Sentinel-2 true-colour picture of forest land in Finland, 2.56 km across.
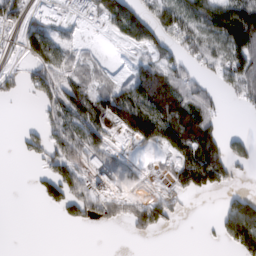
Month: February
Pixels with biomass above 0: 56%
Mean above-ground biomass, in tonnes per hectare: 61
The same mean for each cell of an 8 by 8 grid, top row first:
65 76 22 104 85 100 122 170
29 106 25 7 61 53 62 131
34 86 74 38 100 75 30 100
0 52 113 117 172 114 69 9
10 68 89 38 56 103 119 36
0 67 78 85 22 71 129 16
0 28 64 55 84 34 0 121
0 0 0 0 12 0 3 94
